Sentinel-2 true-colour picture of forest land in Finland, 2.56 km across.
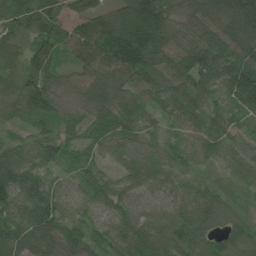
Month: June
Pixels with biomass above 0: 97%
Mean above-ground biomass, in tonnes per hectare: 91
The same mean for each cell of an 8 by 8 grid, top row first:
86 103 83 130 248 76 124 184
72 102 94 145 228 113 116 134
78 87 48 102 88 94 88 193
66 86 44 101 58 62 83 51
52 81 62 78 70 46 89 62
136 59 51 47 67 47 24 54
118 162 61 75 52 48 108 33
124 96 73 59 114 84 97 103
